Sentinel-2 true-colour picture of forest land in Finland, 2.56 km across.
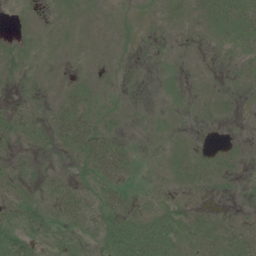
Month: July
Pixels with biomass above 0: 43%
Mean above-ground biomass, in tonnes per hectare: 11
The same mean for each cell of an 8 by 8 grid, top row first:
1 1 7 1 0 12 22 36
5 1 2 1 0 0 2 9
3 0 7 0 0 0 2 1
16 12 34 9 0 0 2 1
12 12 42 31 0 3 2 3
8 10 9 36 4 12 15 3
11 6 32 31 9 10 6 1
26 15 14 25 40 30 25 27
